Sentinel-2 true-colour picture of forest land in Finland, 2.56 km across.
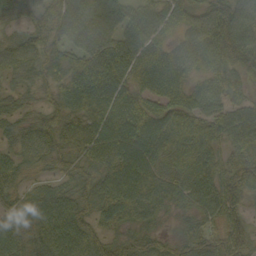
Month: September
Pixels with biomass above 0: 93%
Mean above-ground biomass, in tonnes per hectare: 62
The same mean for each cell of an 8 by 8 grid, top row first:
42 70 71 59 53 55 56 60
51 61 56 69 63 43 64 66
27 39 77 88 64 71 49 40
37 40 68 86 74 70 56 56
44 63 73 100 100 81 71 60
45 38 53 77 94 78 71 86
49 73 59 74 65 36 65 52
62 75 76 45 60 43 79 71
